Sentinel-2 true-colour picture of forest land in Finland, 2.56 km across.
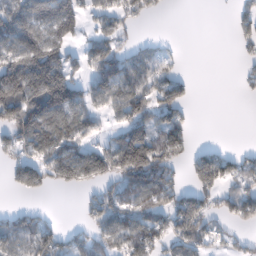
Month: February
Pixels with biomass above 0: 58%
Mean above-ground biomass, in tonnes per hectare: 84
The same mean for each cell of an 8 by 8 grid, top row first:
142 145 121 87 44 0 0 55
134 187 43 112 52 8 0 33
198 230 78 129 99 66 0 19
145 174 99 56 103 96 0 0
75 130 92 70 159 97 20 5
72 97 106 108 181 58 131 85
35 11 26 106 80 102 87 107
90 93 69 86 109 100 87 33
